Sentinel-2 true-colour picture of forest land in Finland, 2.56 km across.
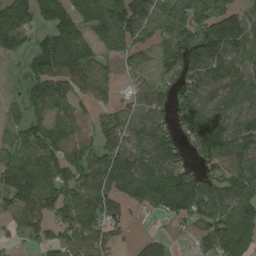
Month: August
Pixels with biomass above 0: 80%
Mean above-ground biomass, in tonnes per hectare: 110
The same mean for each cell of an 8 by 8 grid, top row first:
132 113 78 156 131 140 131 90
72 126 106 100 77 92 200 106
15 133 103 58 58 77 161 144
45 117 96 57 93 115 117 115
55 139 181 123 128 98 132 120
176 175 128 146 172 152 95 102
116 115 140 102 72 135 105 143
27 80 122 72 59 32 120 135
